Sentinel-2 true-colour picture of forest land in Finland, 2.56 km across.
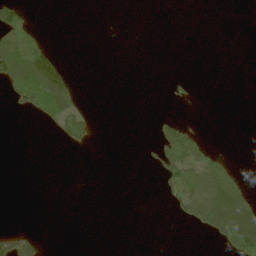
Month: June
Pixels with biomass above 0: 17%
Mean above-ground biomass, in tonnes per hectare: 19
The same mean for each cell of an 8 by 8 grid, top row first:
57 0 0 0 0 0 0 0
82 42 0 0 0 0 0 0
90 166 8 0 0 8 0 0
13 100 35 0 0 3 0 0
0 0 18 0 3 67 18 0
0 0 0 0 0 65 58 17
0 0 0 0 0 27 84 84
47 4 0 0 0 0 8 120
